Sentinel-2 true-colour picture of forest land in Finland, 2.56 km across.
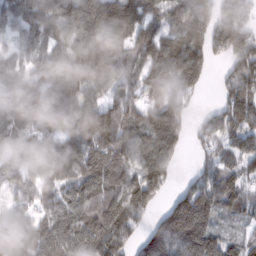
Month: February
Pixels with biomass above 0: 87%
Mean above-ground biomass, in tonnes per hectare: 107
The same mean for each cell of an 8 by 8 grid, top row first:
85 128 202 187 128 88 82 98
51 94 124 132 125 132 107 137
85 124 114 88 109 127 41 154
126 131 134 131 99 104 36 131
86 89 125 134 127 98 59 84
60 83 110 125 130 32 91 86
36 71 103 117 91 145 139 76
117 121 124 155 78 155 136 58
